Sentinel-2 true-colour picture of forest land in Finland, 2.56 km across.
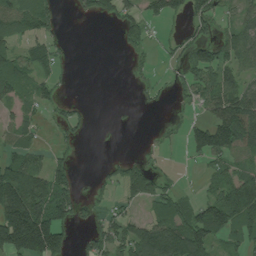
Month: July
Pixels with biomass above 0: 54%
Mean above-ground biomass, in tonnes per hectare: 67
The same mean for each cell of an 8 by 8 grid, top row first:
106 80 22 56 60 50 63 41
54 53 0 1 27 21 71 103
107 53 0 0 14 32 87 71
39 27 22 1 4 11 54 130
56 13 19 1 5 10 142 98
154 127 16 33 124 14 39 68
181 209 60 34 41 80 93 135
215 242 19 82 155 186 126 70
